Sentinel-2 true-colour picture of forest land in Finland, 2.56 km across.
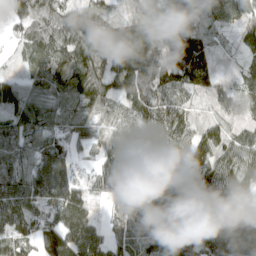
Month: April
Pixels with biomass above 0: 92%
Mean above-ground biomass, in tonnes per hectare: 81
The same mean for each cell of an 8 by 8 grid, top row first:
50 62 76 35 56 67 54 72
20 91 102 79 94 139 64 34
51 86 127 91 83 73 69 40
104 87 87 63 78 60 20 46
90 86 52 70 118 73 63 61
97 136 39 118 149 73 84 83
108 80 97 48 104 108 137 76
75 119 117 52 82 110 119 84
